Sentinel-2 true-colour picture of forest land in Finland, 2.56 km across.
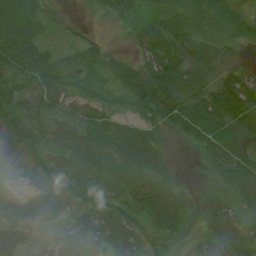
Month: July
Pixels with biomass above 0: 92%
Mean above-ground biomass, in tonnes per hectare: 47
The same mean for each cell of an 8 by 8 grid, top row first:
69 20 7 34 26 39 46 31
82 32 35 19 51 63 39 15
58 76 46 35 81 90 38 44
67 69 65 36 63 75 82 64
40 57 79 49 51 11 70 40
15 43 67 49 52 15 17 62
39 36 42 51 65 75 26 42
52 15 42 49 25 24 40 48
